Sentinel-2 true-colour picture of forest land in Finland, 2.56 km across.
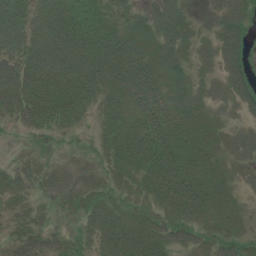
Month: July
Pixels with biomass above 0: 86%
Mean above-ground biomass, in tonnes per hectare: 53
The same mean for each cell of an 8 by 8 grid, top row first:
53 51 57 49 36 44 16 58
61 68 76 63 53 53 32 60
87 85 80 67 81 44 38 57
61 79 50 52 71 71 51 33
2 17 5 50 83 72 67 73
38 38 33 36 69 92 76 41
26 17 41 52 37 70 71 30
40 52 26 65 73 44 50 47
